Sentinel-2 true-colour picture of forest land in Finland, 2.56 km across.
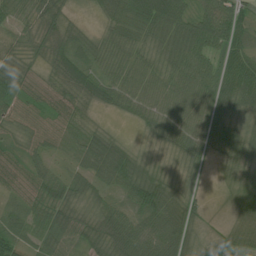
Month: June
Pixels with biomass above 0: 93%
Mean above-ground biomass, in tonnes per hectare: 49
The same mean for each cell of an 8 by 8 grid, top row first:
40 50 10 49 90 76 83 66
29 41 50 46 38 64 56 63
58 30 74 50 41 46 49 103
42 43 41 23 36 39 54 39
34 39 48 51 10 37 45 56
46 47 45 65 63 17 9 40
32 61 39 48 82 63 14 36
50 55 44 88 101 81 37 44
